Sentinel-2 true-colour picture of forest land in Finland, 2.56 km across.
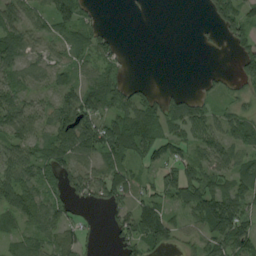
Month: August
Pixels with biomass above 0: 71%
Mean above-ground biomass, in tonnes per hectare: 53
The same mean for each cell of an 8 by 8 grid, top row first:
69 62 55 0 2 0 24 83
72 43 48 43 0 0 6 40
48 36 43 60 9 0 19 46
83 54 103 61 105 73 49 47
61 63 92 82 106 75 78 50
72 47 80 61 28 84 63 61
70 60 27 45 75 39 107 77
36 48 48 16 87 46 64 84
